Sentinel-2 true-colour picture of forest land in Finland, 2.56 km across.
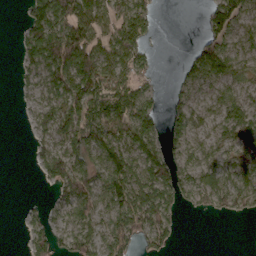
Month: March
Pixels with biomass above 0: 66%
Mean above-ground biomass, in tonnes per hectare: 55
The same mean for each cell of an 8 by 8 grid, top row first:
3 106 110 70 80 0 40 56
20 105 119 69 53 0 62 39
13 57 95 78 39 27 76 62
2 42 84 97 83 52 45 76
0 36 88 74 78 47 56 84
0 42 85 79 74 83 85 87
1 27 57 58 104 44 38 48
0 69 72 64 60 22 0 0
